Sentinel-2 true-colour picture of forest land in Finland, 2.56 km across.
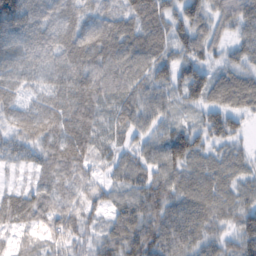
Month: February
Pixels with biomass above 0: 96%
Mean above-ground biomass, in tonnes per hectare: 75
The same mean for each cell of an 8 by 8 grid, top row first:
137 94 87 87 113 68 70 80
74 106 123 101 90 60 63 51
71 90 109 91 73 76 85 73
58 79 92 68 78 44 62 55
67 70 81 54 60 110 58 35
22 64 58 45 75 78 82 61
76 73 68 57 94 77 79 70
36 41 59 82 106 100 62 73
